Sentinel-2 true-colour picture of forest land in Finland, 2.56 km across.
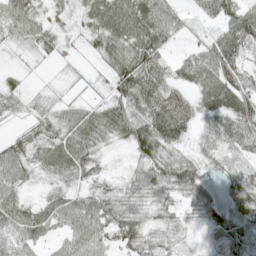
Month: May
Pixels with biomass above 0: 84%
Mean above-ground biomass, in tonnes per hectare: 48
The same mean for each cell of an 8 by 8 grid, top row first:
63 35 32 101 89 36 32 77
27 36 15 74 92 14 40 75
18 7 19 56 83 31 60 58
20 35 45 73 72 65 48 68
39 57 74 33 88 51 36 49
52 34 45 16 62 79 30 35
57 49 50 50 37 30 47 58
44 27 55 45 43 31 11 59
